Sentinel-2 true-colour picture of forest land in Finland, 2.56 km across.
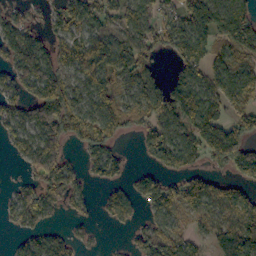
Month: October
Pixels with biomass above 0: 70%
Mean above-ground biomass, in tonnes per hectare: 76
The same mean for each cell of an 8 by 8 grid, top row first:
56 33 91 75 78 68 130 106
128 70 85 108 98 75 72 94
80 139 71 79 89 56 72 92
67 153 88 75 76 100 86 64
54 124 55 60 49 99 118 124
7 127 50 67 46 58 66 75
57 73 37 70 36 71 80 87
26 82 38 2 74 94 29 97
